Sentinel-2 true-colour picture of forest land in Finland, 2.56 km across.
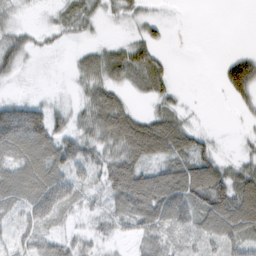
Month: February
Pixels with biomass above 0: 71%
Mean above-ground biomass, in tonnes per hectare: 41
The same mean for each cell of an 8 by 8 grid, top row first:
15 8 48 18 20 1 0 0
50 12 14 29 53 0 0 5
15 1 25 49 53 15 0 103
79 56 26 92 22 32 1 9
81 86 57 54 105 75 26 7
69 85 37 70 76 70 72 47
40 71 30 40 86 88 78 60
32 41 29 20 38 26 32 50
